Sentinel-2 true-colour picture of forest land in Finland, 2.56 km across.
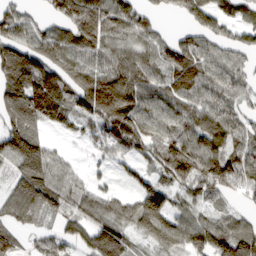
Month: March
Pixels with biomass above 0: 84%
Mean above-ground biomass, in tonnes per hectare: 94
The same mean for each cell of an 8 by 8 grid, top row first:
62 50 169 129 70 34 96 76
111 75 93 78 69 92 93 77
106 138 92 114 94 104 109 74
106 139 96 148 110 86 104 65
146 60 25 88 107 127 132 89
83 121 46 36 54 118 153 127
86 57 95 85 146 73 61 31
53 53 77 162 59 129 130 141
